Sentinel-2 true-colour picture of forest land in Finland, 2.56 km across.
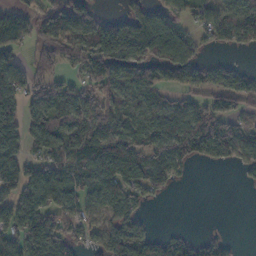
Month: November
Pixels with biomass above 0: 68%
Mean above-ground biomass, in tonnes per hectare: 69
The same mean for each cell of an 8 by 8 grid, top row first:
72 82 119 36 72 57 56 100
69 77 77 107 91 113 22 34
79 75 45 87 69 49 54 61
67 96 86 53 55 77 100 51
69 90 92 112 66 107 93 96
92 108 75 115 102 44 0 11
91 94 76 86 27 0 0 0
88 118 44 83 64 44 42 7
